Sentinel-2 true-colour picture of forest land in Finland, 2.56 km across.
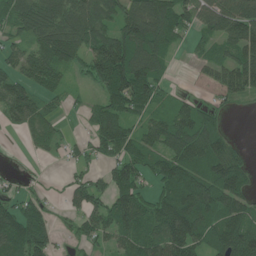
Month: June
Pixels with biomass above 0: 75%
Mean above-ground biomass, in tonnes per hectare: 68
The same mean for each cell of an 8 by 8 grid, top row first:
82 117 100 67 112 90 62 90
44 114 98 119 114 39 41 81
65 70 21 114 101 10 11 76
80 45 14 85 53 62 42 12
1 41 18 81 73 87 107 21
12 3 25 69 48 102 92 83
64 23 43 86 76 137 116 88
108 61 33 43 76 95 74 113
